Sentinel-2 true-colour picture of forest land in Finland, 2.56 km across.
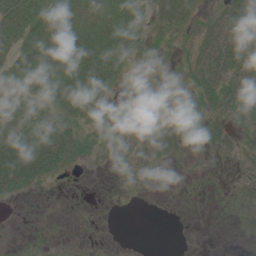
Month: June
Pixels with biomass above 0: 57%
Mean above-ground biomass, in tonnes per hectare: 20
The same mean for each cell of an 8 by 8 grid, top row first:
42 40 24 31 24 50 14 58
30 35 33 39 25 12 38 53
20 28 44 23 18 15 38 28
32 24 30 22 31 21 25 19
43 48 18 7 31 29 17 21
54 26 1 2 13 0 1 9
1 0 0 0 0 0 0 9
0 1 1 0 0 0 0 2
